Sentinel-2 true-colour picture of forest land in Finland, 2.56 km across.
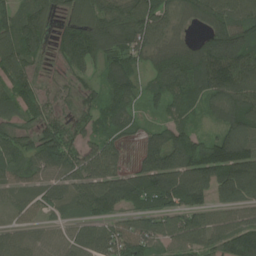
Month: July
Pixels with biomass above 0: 91%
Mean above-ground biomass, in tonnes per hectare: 97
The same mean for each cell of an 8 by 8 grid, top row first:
96 88 93 113 136 80 118 110
132 52 128 121 125 96 124 142
105 31 49 95 57 114 131 150
76 68 53 72 39 63 49 128
92 118 85 76 68 154 110 163
57 71 94 101 117 152 128 164
47 45 59 88 90 108 75 82
83 61 82 98 124 97 100 153
